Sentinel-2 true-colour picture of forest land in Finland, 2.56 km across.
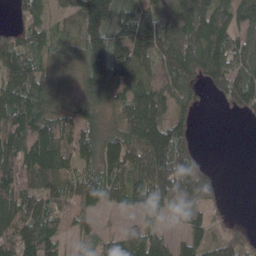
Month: April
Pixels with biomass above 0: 82%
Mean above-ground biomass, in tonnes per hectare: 97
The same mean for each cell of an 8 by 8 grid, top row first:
36 56 116 134 145 117 163 120
98 67 95 195 182 136 189 129
101 70 70 130 106 121 91 128
166 85 92 65 161 93 8 55
137 139 97 104 140 132 1 0
128 111 75 102 116 186 75 0
121 78 61 47 76 82 64 0
113 95 41 69 99 36 75 62
